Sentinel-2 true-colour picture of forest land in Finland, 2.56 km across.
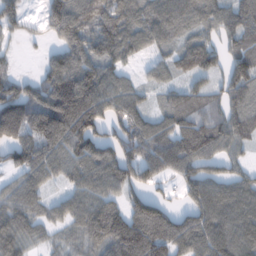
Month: February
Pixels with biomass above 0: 84%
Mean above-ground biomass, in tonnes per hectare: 93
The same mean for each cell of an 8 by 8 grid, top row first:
65 79 110 117 96 112 81 94
16 29 109 119 72 71 89 80
54 83 128 99 35 47 68 115
136 147 129 93 76 105 88 75
116 119 117 91 116 121 120 65
55 71 93 119 92 71 94 65
85 58 88 93 124 41 132 122
82 36 62 138 174 126 121 127
